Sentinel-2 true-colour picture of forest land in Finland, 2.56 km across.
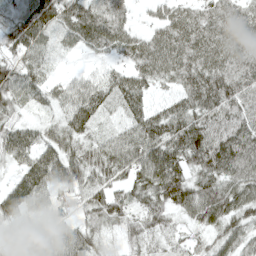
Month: April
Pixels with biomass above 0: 91%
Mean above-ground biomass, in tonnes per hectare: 63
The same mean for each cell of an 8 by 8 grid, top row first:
59 79 79 74 12 56 61 62
72 46 36 59 63 81 84 73
78 43 35 47 63 60 91 83
43 29 89 41 66 69 73 69
73 56 55 70 102 93 99 93
37 90 62 49 77 79 66 77
74 42 35 68 53 63 79 71
47 74 56 21 45 26 35 59
